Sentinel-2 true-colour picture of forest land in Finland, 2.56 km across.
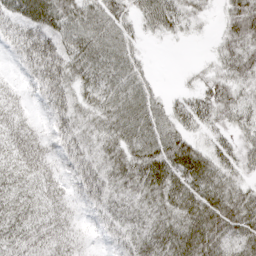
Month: April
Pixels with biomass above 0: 92%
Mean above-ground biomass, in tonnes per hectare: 44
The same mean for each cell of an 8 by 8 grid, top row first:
52 69 56 49 41 48 12 66
37 70 56 57 13 2 7 55
12 71 41 49 31 4 36 42
27 33 36 51 58 38 52 47
40 29 47 45 58 56 33 38
39 32 52 49 66 65 68 37
45 38 19 38 39 64 79 54
47 47 18 26 49 72 63 49
